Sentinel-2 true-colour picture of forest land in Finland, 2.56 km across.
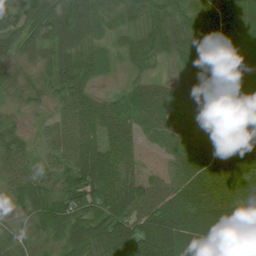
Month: July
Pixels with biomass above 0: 95%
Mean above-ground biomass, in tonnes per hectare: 55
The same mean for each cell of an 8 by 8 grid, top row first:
53 69 77 37 57 60 52 68
42 44 49 29 57 53 45 48
32 36 52 14 32 31 77 35
19 22 69 63 68 54 60 14
41 44 68 61 23 58 80 52
63 41 74 70 40 57 85 70
25 57 69 67 66 70 68 60
43 28 72 99 89 79 78 80
